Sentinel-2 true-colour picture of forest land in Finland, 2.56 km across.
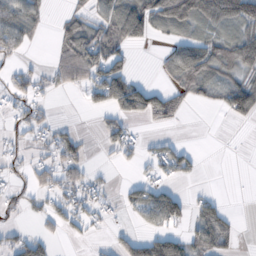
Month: October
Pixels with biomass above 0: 45%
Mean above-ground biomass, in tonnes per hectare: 37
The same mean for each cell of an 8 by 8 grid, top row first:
70 20 37 63 99 101 64 74
44 9 98 61 16 44 58 68
31 24 47 107 14 48 50 41
19 13 5 50 84 48 5 76
19 25 33 31 16 22 0 0
16 33 29 3 15 29 0 0
23 29 39 11 62 68 40 1
30 23 10 12 55 53 63 14
